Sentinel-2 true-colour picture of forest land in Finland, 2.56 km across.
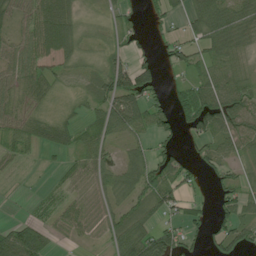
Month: July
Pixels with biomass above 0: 68%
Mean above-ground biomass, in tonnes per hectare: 49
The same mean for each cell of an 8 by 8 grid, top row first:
44 90 36 24 17 25 80 61
55 68 38 32 23 42 48 45
48 47 20 90 88 17 58 44
39 26 24 95 85 50 119 93
51 47 51 32 32 31 52 60
9 7 53 41 76 55 23 45
1 31 54 40 57 45 21 66
91 40 23 49 87 70 37 66
